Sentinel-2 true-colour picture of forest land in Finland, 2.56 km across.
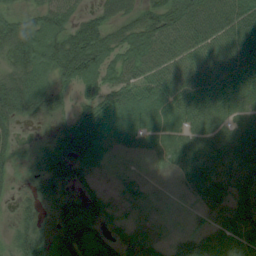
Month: August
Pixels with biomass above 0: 90%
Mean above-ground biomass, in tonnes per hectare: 57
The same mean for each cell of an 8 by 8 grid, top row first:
33 62 40 52 66 87 84 77
66 84 116 78 90 72 63 70
58 63 84 70 72 67 64 70
68 52 54 110 78 54 45 20
29 32 85 45 33 45 51 51
19 65 44 26 26 43 70 57
24 27 67 34 42 36 49 63
37 34 73 51 53 47 58 67
